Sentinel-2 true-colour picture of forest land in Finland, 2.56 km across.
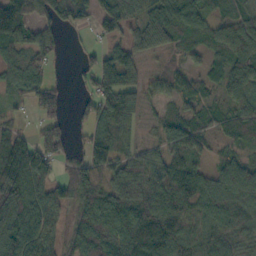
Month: October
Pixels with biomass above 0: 82%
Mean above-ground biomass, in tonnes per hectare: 78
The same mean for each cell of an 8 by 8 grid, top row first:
158 66 53 82 74 91 51 63
83 67 17 48 60 44 64 127
88 52 26 89 55 60 47 97
18 60 25 113 41 54 51 89
107 84 26 103 24 44 32 62
157 78 95 81 116 92 58 102
132 105 75 108 124 105 94 81
110 67 80 112 136 114 85 60
